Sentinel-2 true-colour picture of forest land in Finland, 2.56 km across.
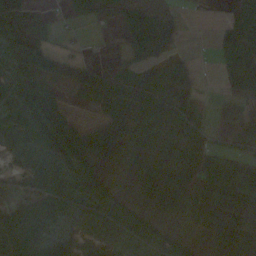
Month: October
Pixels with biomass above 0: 77%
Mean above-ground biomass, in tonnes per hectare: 49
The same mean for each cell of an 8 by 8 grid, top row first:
51 13 25 42 41 14 2 42
40 44 8 4 58 17 2 95
53 43 50 66 36 67 0 69
51 49 6 58 118 55 19 57
46 58 83 108 54 48 28 41
26 77 72 26 77 69 70 78
35 60 55 58 26 43 76 77
73 53 37 51 69 37 28 80
